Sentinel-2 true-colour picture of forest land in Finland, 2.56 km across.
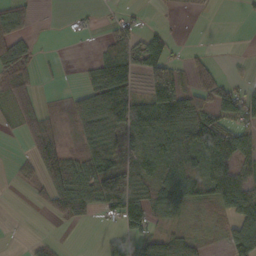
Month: October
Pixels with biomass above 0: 58%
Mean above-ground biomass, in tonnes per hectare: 51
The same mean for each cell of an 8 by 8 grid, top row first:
68 0 8 10 7 6 1 3
61 1 0 31 53 13 7 2
62 4 11 128 50 79 60 16
47 22 78 159 98 113 76 78
2 65 55 105 65 109 89 76
13 68 82 120 66 89 77 72
0 28 70 87 84 59 28 119
1 12 0 54 58 46 16 104
